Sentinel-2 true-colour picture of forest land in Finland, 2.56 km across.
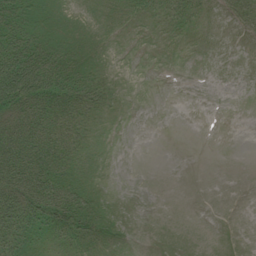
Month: July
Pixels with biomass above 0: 55%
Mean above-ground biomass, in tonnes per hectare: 27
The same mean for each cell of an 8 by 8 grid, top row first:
68 31 8 14 12 25 13 39
98 64 32 5 1 4 5 5
123 97 58 15 0 0 1 1
71 68 41 12 0 0 0 0
77 58 32 3 0 0 0 0
95 78 31 1 0 0 0 0
85 89 69 17 0 0 0 0
61 31 35 19 0 3 0 1
